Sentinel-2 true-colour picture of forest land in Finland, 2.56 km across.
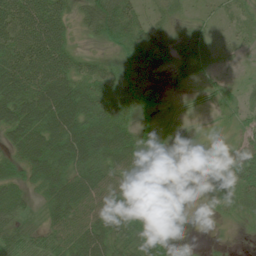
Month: July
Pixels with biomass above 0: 80%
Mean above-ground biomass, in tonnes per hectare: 39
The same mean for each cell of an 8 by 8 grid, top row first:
70 71 23 70 25 17 10 13
66 73 12 22 37 26 20 17
70 71 46 29 13 7 19 8
59 71 72 65 23 17 9 30
46 75 82 80 51 12 13 26
39 68 59 54 52 12 25 50
47 38 60 47 74 25 6 22
47 40 58 50 58 21 4 3
